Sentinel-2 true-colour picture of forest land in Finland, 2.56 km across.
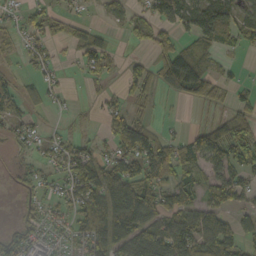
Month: October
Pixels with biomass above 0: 58%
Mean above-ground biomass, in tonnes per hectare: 50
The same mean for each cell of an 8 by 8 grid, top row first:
19 44 23 16 35 77 110 66
19 32 45 23 14 40 50 35
29 30 7 13 54 55 44 14
39 19 8 41 23 4 23 63
24 30 35 37 100 54 129 106
13 25 99 73 78 64 57 58
8 32 66 88 97 67 68 40
61 31 47 105 120 134 95 70
